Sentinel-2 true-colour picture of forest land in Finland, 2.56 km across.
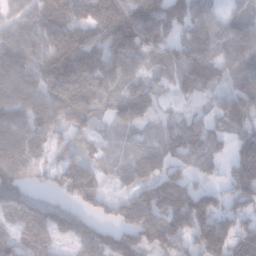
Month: January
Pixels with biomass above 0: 87%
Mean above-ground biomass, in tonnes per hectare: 96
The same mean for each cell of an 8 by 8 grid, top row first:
70 106 112 160 172 144 91 71
87 105 113 96 136 88 111 134
104 101 124 95 70 69 82 96
111 109 92 56 68 20 48 148
128 90 44 20 43 89 98 112
88 60 120 33 79 84 71 150
77 75 67 66 124 146 145 113
72 89 93 90 106 110 169 133
